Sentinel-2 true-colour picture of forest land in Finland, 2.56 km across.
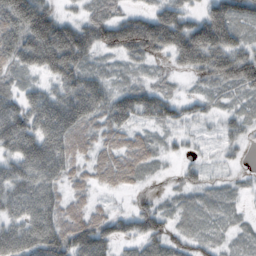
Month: October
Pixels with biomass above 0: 86%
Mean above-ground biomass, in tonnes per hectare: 70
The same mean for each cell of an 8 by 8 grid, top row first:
130 105 41 64 61 90 89 78
105 174 132 74 119 114 155 74
39 51 100 38 21 19 66 97
99 124 128 101 80 50 29 35
117 135 52 48 47 21 13 34
100 98 34 55 30 16 25 12
78 83 38 19 35 30 33 15
98 127 117 82 78 43 30 21
